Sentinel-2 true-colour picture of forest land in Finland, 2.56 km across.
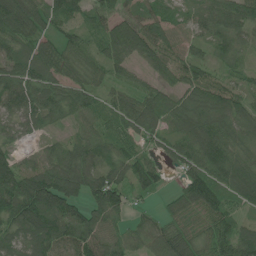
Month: June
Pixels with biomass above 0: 91%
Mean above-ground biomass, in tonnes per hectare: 69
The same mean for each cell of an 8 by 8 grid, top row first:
115 80 52 73 71 35 56 77
83 62 58 91 88 56 44 41
106 79 54 45 34 58 63 32
78 73 65 56 86 71 87 75
41 27 64 62 36 53 91 63
117 110 100 68 70 19 83 85
122 137 80 91 16 36 72 44
65 105 99 57 48 91 67 84
